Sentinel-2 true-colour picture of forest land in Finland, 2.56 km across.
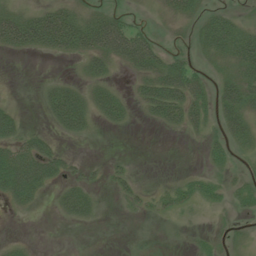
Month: July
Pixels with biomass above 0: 46%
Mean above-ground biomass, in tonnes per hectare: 22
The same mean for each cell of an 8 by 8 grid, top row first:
34 40 24 33 4 21 18 10
30 30 38 67 61 10 26 43
0 9 14 14 32 58 24 37
22 25 48 36 14 43 26 41
43 27 3 1 0 0 14 17
99 54 17 14 3 5 15 8
17 4 32 2 12 21 9 11
5 0 0 0 2 1 10 5
